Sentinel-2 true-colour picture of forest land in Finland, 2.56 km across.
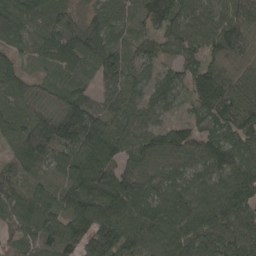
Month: April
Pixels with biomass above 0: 95%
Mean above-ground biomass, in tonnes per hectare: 92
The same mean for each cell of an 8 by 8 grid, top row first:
93 94 67 78 98 97 75 97
50 78 111 117 57 62 67 90
83 33 59 102 59 58 109 102
48 77 143 90 75 34 88 113
43 125 177 123 92 103 91 100
68 52 121 103 90 90 101 105
90 88 139 116 122 108 120 104
62 102 104 124 101 105 116 114
